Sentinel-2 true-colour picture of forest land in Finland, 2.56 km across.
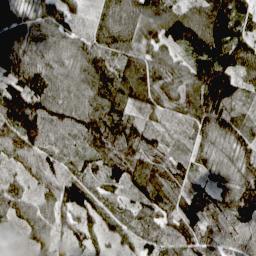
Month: April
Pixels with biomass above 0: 98%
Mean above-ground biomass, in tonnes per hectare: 101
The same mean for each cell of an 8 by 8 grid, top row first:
84 86 41 109 123 111 123 101
120 91 88 109 89 76 148 107
114 129 112 142 116 103 145 76
182 150 137 127 60 79 149 79
128 106 88 143 94 49 90 83
60 99 99 96 103 76 54 101
123 108 128 75 97 94 118 155
55 105 84 54 54 98 91 32
